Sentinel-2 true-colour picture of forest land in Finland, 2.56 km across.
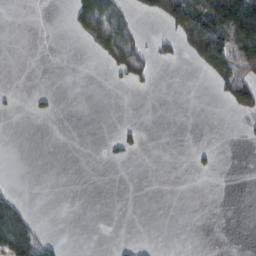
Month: February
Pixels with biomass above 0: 17%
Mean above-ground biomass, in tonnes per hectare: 24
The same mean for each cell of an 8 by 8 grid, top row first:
0 0 54 79 26 135 165 166
0 0 1 74 35 29 187 113
0 0 0 8 28 0 18 111
4 8 0 0 0 0 0 39
0 0 0 11 10 0 3 2
0 0 0 0 0 0 5 0
48 0 0 0 0 0 0 0
125 23 0 1 1 0 0 0
